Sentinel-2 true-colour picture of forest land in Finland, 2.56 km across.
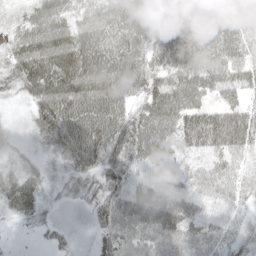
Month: May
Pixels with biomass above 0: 90%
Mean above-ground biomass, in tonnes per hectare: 59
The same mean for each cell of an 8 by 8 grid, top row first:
37 79 51 63 74 62 58 64
73 96 90 74 77 112 66 64
55 108 99 90 79 78 70 53
6 93 84 80 54 76 75 63
13 37 85 74 76 60 77 64
36 21 42 52 51 39 44 36
40 15 11 70 80 68 43 25
3 15 3 65 58 61 54 28
